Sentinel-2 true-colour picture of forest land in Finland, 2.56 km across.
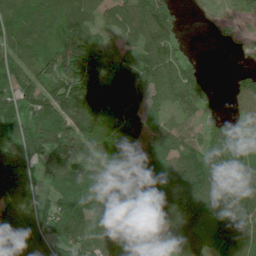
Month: July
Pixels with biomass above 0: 86%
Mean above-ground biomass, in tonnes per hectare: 88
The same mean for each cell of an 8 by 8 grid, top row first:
98 105 90 58 129 42 17 14
84 95 140 73 95 55 0 12
94 94 141 108 100 110 36 35
119 118 156 132 87 62 34 36
99 114 107 82 78 98 69 58
149 86 101 30 86 120 129 148
108 65 121 108 62 133 107 121
118 103 116 69 61 56 56 103
